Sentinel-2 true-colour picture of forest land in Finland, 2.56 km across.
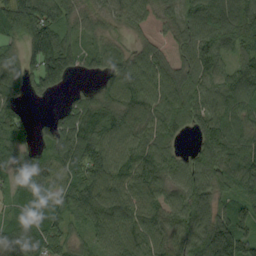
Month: September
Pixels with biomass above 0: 90%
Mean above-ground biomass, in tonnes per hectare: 88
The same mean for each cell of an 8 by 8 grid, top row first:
142 133 64 53 55 68 138 125
45 195 68 49 50 47 105 80
86 124 20 77 106 96 92 117
61 10 86 100 106 95 87 74
83 60 126 99 90 39 86 80
76 84 93 104 100 73 90 100
62 71 97 104 91 82 112 88
98 84 46 85 97 77 161 153
